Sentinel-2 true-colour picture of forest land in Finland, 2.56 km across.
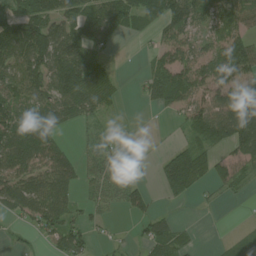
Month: July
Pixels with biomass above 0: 67%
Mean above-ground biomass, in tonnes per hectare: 66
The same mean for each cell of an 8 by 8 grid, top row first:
70 81 89 104 64 114 78 90
127 127 98 25 10 83 53 101
101 99 121 40 43 93 89 130
74 96 74 26 6 42 101 150
103 79 21 51 9 28 56 106
86 92 58 76 15 146 58 56
67 103 42 31 49 10 8 1
15 42 73 18 45 52 2 32
